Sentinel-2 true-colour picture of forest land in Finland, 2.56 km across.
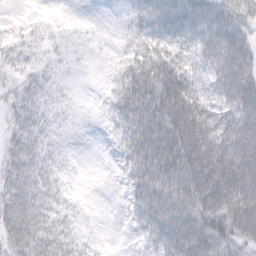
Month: February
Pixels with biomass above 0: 93%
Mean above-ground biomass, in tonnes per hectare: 44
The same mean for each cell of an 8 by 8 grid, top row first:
10 12 7 8 43 50 62 56
31 21 15 12 50 43 49 70
21 29 7 32 76 63 37 75
29 29 9 38 76 75 49 61
37 33 5 22 74 79 71 76
51 41 4 9 69 86 73 81
65 49 11 7 58 66 66 81
59 59 27 4 26 73 68 48
